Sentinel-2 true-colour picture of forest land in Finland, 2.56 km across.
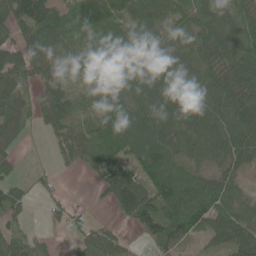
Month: June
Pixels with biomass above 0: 82%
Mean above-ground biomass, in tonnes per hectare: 67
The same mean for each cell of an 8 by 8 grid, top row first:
88 116 137 107 83 63 82 70
78 82 64 68 70 50 82 96
83 62 26 49 78 64 78 99
78 78 49 83 81 85 87 95
19 15 94 101 96 65 77 86
32 19 11 84 68 78 51 36
52 24 15 38 100 82 97 67
57 17 32 65 27 59 35 91
